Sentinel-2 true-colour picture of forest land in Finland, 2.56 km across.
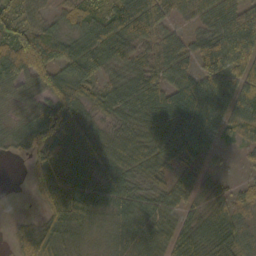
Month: October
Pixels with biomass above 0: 87%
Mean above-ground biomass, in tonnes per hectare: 59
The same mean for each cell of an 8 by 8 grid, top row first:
62 33 57 74 86 37 54 99
92 96 72 74 48 54 65 93
73 74 80 39 72 66 74 62
25 85 65 52 80 113 89 72
28 66 61 52 61 94 47 28
0 78 66 57 43 43 25 9
0 59 69 53 49 36 44 45
37 78 33 40 71 51 60 48
